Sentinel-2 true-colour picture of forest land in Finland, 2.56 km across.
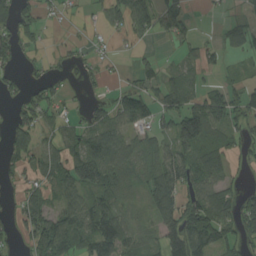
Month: August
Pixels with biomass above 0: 61%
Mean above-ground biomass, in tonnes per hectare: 50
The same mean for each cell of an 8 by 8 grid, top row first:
63 17 10 43 79 68 4 17
49 10 13 11 10 16 22 39
20 33 14 6 29 39 24 32
36 47 20 54 59 70 109 54
51 38 65 91 49 65 71 54
25 60 106 81 53 81 75 14
26 66 85 74 22 76 107 76
19 106 72 102 25 100 108 64
